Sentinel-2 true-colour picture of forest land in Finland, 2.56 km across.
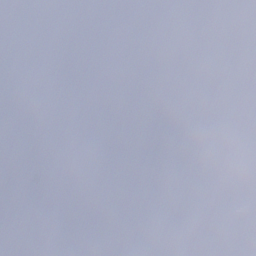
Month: December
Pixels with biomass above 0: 53%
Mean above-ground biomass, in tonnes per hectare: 58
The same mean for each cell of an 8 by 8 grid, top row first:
132 111 28 21 10 0 35 127
26 39 14 0 2 4 15 45
2 69 13 0 0 0 0 21
62 70 128 62 3 0 2 22
61 53 181 147 41 50 6 7
109 36 179 157 86 58 31 19
131 71 156 76 77 50 55 54
59 113 132 92 109 85 65 117
